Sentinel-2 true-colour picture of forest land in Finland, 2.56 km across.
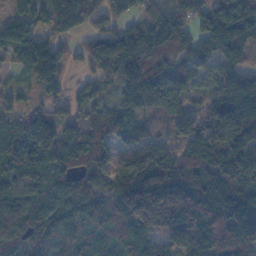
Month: November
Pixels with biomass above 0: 91%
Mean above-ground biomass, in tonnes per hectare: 118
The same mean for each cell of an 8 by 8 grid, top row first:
82 117 187 133 86 88 118 161
119 115 51 159 139 95 81 96
22 108 30 65 149 130 86 120
76 68 66 83 80 159 113 185
112 145 123 90 88 72 159 149
96 94 89 113 214 225 158 141
100 103 106 102 260 292 167 153
93 67 65 60 114 124 172 162
